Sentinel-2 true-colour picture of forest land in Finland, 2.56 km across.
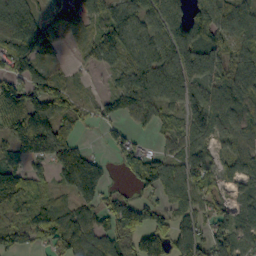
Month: October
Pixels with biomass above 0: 82%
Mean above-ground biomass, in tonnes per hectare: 86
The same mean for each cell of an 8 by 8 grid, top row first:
154 48 71 104 95 86 135 99
116 96 24 105 105 124 81 50
113 83 12 31 141 124 57 108
107 124 50 57 90 58 128 81
92 121 39 44 26 62 87 77
109 39 151 20 106 100 112 94
105 78 72 98 77 61 59 56
96 84 101 75 99 108 96 92
